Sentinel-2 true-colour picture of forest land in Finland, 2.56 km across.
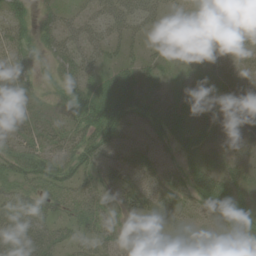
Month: June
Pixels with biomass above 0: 67%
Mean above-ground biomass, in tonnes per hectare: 36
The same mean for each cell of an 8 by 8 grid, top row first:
42 21 26 46 49 17 25 41
39 28 42 29 19 24 18 20
26 17 59 33 39 13 23 13
22 17 56 62 46 44 16 26
36 36 46 49 31 31 24 18
48 77 42 38 40 32 49 21
50 41 46 34 60 50 46 35
58 48 41 46 17 26 22 42
